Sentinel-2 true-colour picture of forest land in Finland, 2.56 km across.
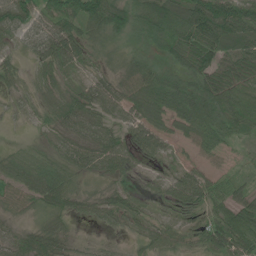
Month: June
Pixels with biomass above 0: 87%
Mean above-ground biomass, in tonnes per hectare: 49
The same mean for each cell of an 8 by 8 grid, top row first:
99 60 80 78 56 61 122 96
32 67 60 13 16 48 91 66
33 32 21 34 73 46 73 59
20 20 54 53 61 73 87 80
9 18 48 57 61 23 62 23
54 76 24 37 23 36 43 18
22 43 29 44 25 48 58 71
35 46 11 8 36 42 57 85
